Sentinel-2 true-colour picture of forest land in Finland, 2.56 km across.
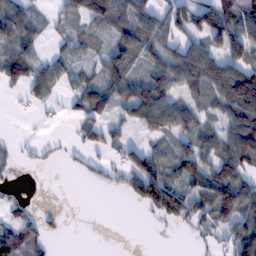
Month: February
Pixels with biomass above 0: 63%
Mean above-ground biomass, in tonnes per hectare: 61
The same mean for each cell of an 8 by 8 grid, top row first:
74 22 78 111 79 72 99 94
67 22 34 70 91 76 92 80
58 80 45 83 76 101 124 127
10 13 50 58 119 100 48 113
15 13 36 51 43 59 60 123
13 0 14 31 141 72 114 101
39 6 0 0 43 102 79 119
86 36 0 0 0 1 21 98
